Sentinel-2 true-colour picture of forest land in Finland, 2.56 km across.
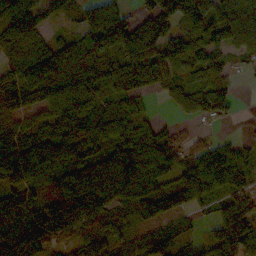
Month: October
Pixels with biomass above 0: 85%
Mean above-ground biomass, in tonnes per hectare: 79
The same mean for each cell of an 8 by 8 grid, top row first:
107 55 57 126 91 153 139 123
77 72 88 111 166 83 72 65
88 110 80 74 109 56 77 16
68 59 68 49 27 29 81 7
76 88 80 76 119 64 47 37
76 47 120 131 111 64 117 66
91 93 109 47 70 64 27 83
87 79 47 50 53 54 45 132
